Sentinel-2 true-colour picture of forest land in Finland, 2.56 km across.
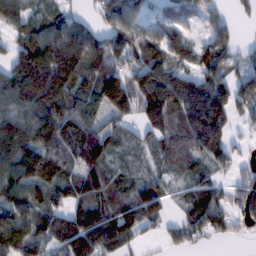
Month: February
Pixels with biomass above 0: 83%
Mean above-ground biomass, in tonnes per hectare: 94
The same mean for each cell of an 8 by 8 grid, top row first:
113 69 41 95 76 129 74 36
67 159 146 117 109 94 88 45
127 213 103 131 142 113 98 103
118 124 95 94 106 122 199 76
153 104 165 72 40 86 121 27
123 96 81 57 43 43 54 47
109 81 90 78 133 26 118 87
125 81 144 105 33 44 44 13
